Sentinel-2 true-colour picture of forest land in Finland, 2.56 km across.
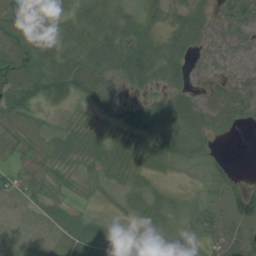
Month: July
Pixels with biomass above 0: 87%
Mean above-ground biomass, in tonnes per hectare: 39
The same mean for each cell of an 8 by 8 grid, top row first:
53 22 39 37 33 25 31 80
70 49 49 60 64 49 36 35
78 63 63 36 54 37 31 36
64 21 11 42 46 62 58 58
42 32 27 32 38 50 29 2
41 35 17 22 21 8 29 23
7 28 13 11 32 28 44 87
9 10 54 77 32 27 49 72
